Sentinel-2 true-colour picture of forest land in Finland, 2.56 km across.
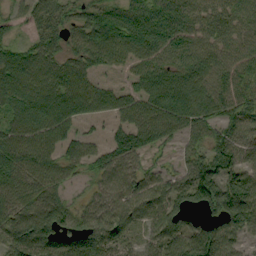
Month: September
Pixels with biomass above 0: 85%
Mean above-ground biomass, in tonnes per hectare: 77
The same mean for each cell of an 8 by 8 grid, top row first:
29 70 54 83 88 80 66 68
57 71 70 100 88 76 70 63
93 88 82 16 72 90 80 66
86 121 81 54 87 106 76 77
99 84 66 70 82 36 68 96
102 84 30 71 64 52 106 92
95 106 44 78 73 90 73 126
90 105 96 86 49 78 97 49
